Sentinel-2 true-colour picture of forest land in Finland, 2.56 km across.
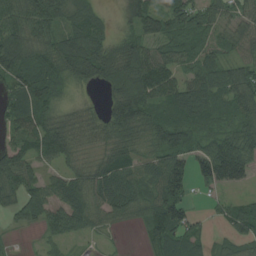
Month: August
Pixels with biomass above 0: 84%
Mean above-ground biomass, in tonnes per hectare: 64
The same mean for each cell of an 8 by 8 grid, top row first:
73 91 65 15 88 93 65 42
92 71 102 69 68 75 59 51
68 78 62 78 102 68 78 74
66 63 40 61 86 73 71 62
53 91 50 71 67 70 62 85
91 34 55 94 63 91 85 83
48 62 70 74 63 86 11 46
4 25 20 6 26 80 30 46
